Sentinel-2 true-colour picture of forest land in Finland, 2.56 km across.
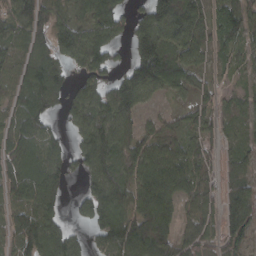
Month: March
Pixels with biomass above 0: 81%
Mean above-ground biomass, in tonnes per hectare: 78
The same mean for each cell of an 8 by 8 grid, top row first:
70 105 61 127 69 114 62 73
43 77 99 71 111 90 52 49
65 121 57 65 117 83 27 26
76 85 92 111 44 29 47 40
85 66 64 111 86 71 50 52
103 109 44 91 93 118 46 59
90 107 49 127 120 66 56 91
92 123 31 106 138 79 55 58
